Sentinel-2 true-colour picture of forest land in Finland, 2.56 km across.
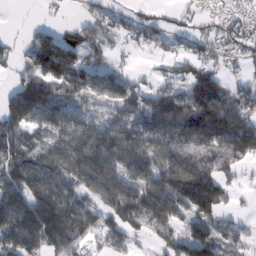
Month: February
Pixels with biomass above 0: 78%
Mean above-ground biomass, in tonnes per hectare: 89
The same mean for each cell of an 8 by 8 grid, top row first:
0 8 20 54 43 19 33 48
28 143 100 54 38 32 55 55
54 135 89 94 28 57 110 37
144 108 50 49 117 140 177 119
106 85 108 128 118 99 106 146
117 117 109 125 106 149 131 33
137 171 107 98 143 107 145 22
131 135 80 66 26 85 143 64
